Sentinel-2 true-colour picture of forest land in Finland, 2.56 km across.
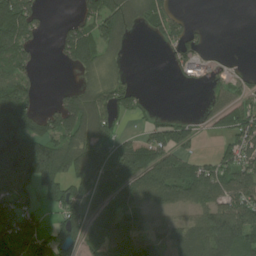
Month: July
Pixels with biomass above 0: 64%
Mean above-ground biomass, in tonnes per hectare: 75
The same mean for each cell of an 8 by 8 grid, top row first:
136 13 41 138 80 57 2 0
98 3 116 69 0 67 24 0
88 0 26 49 4 27 50 36
134 42 123 79 37 14 34 75
206 130 110 100 73 106 4 93
181 136 112 108 103 121 95 107
93 30 94 72 61 52 83 119
71 82 98 111 92 68 116 96
